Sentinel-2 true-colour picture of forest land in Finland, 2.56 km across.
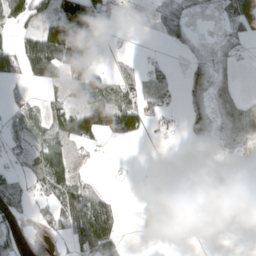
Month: April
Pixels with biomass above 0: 49%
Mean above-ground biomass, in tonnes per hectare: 52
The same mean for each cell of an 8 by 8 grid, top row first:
78 65 224 76 1 80 12 157
50 143 153 7 3 28 13 28
36 62 92 44 35 12 63 20
14 35 81 116 64 16 64 89
23 43 57 17 9 5 69 54
40 83 19 2 0 13 134 109
56 46 129 54 7 13 7 81
43 13 101 121 2 6 10 0
